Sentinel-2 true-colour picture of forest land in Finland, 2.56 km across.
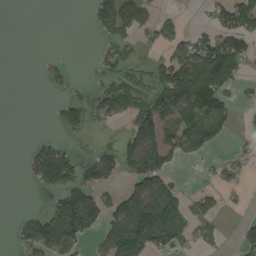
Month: August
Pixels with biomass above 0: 43%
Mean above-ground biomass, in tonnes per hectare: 60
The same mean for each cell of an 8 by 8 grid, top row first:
0 0 0 128 80 22 32 144
0 0 0 42 18 53 108 76
0 25 5 56 29 153 155 46
0 6 70 74 92 135 108 15
0 59 6 32 139 90 58 29
1 142 85 53 141 40 13 23
3 45 177 83 194 110 58 9
35 138 76 98 132 70 29 30
